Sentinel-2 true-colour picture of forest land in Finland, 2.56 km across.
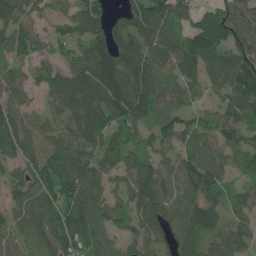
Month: June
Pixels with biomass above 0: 87%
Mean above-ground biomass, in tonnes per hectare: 103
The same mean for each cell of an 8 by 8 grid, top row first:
124 64 105 57 125 117 86 116
87 55 77 135 123 122 167 110
79 81 166 193 149 88 89 152
87 65 145 130 99 76 56 114
107 89 128 93 73 89 95 97
72 136 133 88 114 121 138 44
71 104 143 81 127 118 138 59
78 81 131 44 80 95 86 88
